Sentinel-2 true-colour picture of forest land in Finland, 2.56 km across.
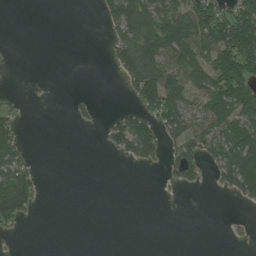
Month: July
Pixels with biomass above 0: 36%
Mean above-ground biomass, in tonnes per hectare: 41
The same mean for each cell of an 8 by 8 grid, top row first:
0 0 0 49 95 96 111 107
0 0 0 35 113 129 120 173
0 0 0 4 114 92 102 154
20 0 9 7 53 109 90 92
41 0 0 31 85 54 62 110
87 1 0 0 0 39 19 122
104 1 0 0 0 0 0 7
5 0 0 0 0 0 0 5
